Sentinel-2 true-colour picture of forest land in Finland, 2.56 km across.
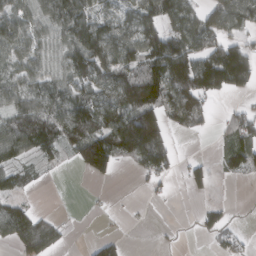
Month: March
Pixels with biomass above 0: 62%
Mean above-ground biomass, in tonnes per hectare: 69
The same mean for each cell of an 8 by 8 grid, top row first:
83 87 109 70 94 95 57 86
81 61 115 103 113 117 89 71
58 67 80 99 153 170 159 115
74 88 118 104 158 99 46 43
102 67 147 144 216 22 0 80
51 5 21 41 34 20 40 34
58 3 1 5 4 1 32 3
58 73 1 44 1 5 19 30
